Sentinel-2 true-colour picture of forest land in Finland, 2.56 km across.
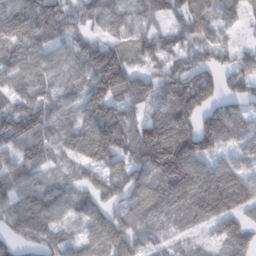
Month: February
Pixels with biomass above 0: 84%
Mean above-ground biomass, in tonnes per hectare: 81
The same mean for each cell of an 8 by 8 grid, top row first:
88 102 60 56 57 67 70 42
76 76 76 94 57 65 61 38
58 49 54 150 81 82 78 77
90 74 85 129 48 106 92 62
103 83 95 137 176 160 112 45
70 51 54 60 91 173 101 92
75 87 66 59 82 95 131 100
60 65 51 102 48 36 25 89
